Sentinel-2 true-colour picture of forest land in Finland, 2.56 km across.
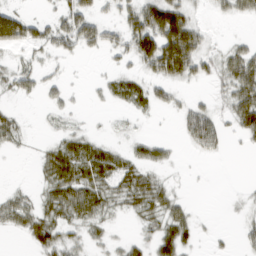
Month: March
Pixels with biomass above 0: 52%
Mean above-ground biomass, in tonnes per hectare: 24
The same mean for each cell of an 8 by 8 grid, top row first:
39 11 43 12 68 77 6 18
29 23 26 22 61 111 19 21
26 13 1 18 25 39 19 55
10 10 4 5 13 15 27 58
14 11 28 13 22 8 36 7
0 27 42 37 28 4 1 0
36 32 50 19 31 24 0 5
2 45 21 13 20 54 5 10
